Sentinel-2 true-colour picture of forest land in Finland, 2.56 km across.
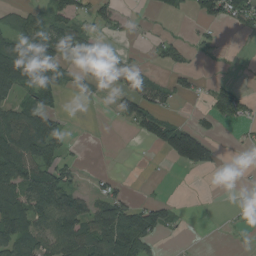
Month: August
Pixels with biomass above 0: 46%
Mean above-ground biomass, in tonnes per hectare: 53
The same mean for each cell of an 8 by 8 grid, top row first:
44 46 44 43 7 12 54 71
95 111 103 23 6 36 16 0
129 96 41 67 57 30 11 7
77 71 0 26 89 15 32 48
136 101 5 0 22 148 75 6
114 92 22 17 1 1 5 9
130 118 106 105 58 17 0 12
120 93 115 135 100 6 0 1
